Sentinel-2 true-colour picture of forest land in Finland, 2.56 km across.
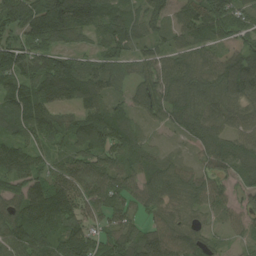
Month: August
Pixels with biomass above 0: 91%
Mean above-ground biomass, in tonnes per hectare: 84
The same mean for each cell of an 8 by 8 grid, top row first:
118 202 176 110 87 69 133 68
90 103 54 75 52 71 60 70
99 138 120 78 82 94 86 164
93 86 71 71 65 84 81 69
85 56 105 101 56 14 76 63
110 66 103 92 83 80 69 59
72 145 75 64 55 62 48 56
99 89 104 69 88 77 46 22
